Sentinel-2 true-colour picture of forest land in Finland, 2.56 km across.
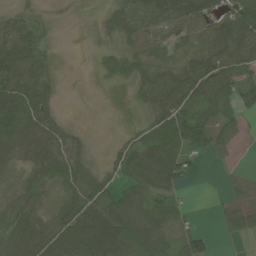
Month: July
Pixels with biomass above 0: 72%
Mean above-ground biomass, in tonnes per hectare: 50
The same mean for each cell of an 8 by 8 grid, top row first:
35 10 0 47 61 88 68 82
87 27 0 22 53 41 30 90
78 42 0 27 61 69 79 69
101 58 0 1 25 61 46 41
73 78 28 15 55 64 55 14
30 68 69 27 60 73 0 12
52 38 86 73 62 43 2 42
72 65 99 111 101 59 26 19
